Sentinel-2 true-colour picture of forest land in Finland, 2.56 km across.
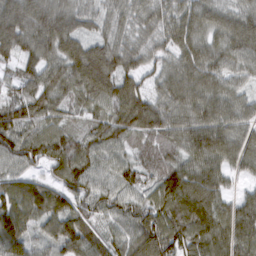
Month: March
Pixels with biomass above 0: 97%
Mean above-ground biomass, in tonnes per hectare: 95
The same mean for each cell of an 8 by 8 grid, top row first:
129 126 83 65 78 87 80 80
114 101 89 87 72 78 77 89
78 98 120 130 63 88 97 56
108 98 64 99 146 98 101 77
108 119 88 91 72 88 118 86
74 58 122 73 77 122 107 42
102 111 75 81 94 129 131 93
100 57 121 75 132 132 129 124
